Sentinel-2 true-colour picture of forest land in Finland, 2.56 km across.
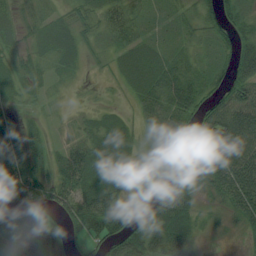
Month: August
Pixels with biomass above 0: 86%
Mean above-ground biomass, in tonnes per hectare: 42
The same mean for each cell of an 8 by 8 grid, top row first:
24 26 25 46 20 22 33 43
26 33 29 28 35 22 21 51
25 14 11 12 42 73 38 72
25 10 8 15 47 83 68 88
51 21 26 44 32 69 108 109
47 32 57 47 19 79 65 95
55 44 65 66 42 59 12 43
24 46 16 58 68 68 8 12
